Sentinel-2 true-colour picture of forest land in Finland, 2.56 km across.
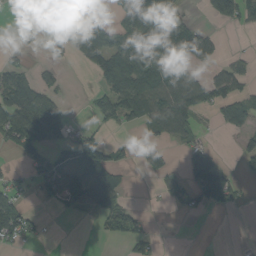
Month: August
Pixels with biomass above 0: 44%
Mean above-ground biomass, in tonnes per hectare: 47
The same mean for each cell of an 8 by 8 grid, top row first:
5 0 33 21 101 78 40 72
23 20 73 83 123 101 53 5
68 22 0 116 113 97 54 51
100 87 1 76 103 101 33 74
56 40 63 39 28 24 36 25
20 50 62 64 20 26 114 30
80 8 20 61 10 11 32 15
51 9 0 22 49 0 0 2
